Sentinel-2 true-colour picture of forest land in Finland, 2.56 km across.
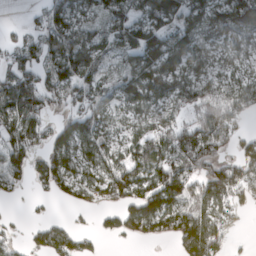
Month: March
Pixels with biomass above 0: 73%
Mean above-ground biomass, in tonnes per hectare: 73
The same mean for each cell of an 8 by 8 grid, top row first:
0 44 62 77 92 124 120 120
38 66 96 46 159 121 73 73
86 65 104 36 117 94 62 56
107 63 69 52 77 56 107 57
93 56 108 60 87 95 102 52
69 75 75 118 99 111 102 93
1 4 29 43 123 100 71 28
18 74 37 16 42 64 127 4
